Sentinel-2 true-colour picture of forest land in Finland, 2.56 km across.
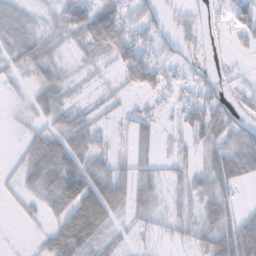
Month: November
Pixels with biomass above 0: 64%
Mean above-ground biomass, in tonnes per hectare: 33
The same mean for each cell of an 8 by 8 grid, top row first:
33 14 63 66 40 14 9 43
39 34 30 63 48 22 6 15
12 36 9 10 68 28 21 14
7 36 29 17 19 24 64 28
6 47 50 20 24 19 48 65
26 55 66 61 34 22 48 41
13 25 83 59 28 19 36 18
1 28 78 19 6 13 41 77
